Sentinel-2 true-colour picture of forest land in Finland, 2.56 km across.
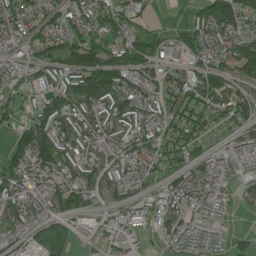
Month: June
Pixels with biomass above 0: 81%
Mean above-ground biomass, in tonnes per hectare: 85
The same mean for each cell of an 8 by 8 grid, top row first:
130 96 103 113 41 14 133 132
70 90 116 122 136 66 86 108
49 56 142 164 89 64 106 74
49 117 101 111 97 119 95 74
89 142 84 72 91 111 50 78
114 110 77 61 66 75 82 57
77 67 107 41 70 79 80 17
53 86 39 72 35 71 68 37
